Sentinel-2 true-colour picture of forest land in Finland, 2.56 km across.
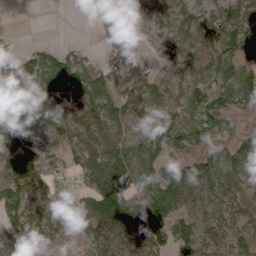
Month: April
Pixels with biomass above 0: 79%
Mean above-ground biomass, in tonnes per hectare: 68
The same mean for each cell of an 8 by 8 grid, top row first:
0 1 0 38 37 73 51 70
37 40 25 30 27 58 94 93
93 130 92 49 57 58 87 91
67 52 58 72 56 72 89 51
105 45 62 80 74 64 63 67
110 71 47 107 102 86 96 72
95 77 80 105 94 86 65 42
100 74 41 86 92 70 62 67
